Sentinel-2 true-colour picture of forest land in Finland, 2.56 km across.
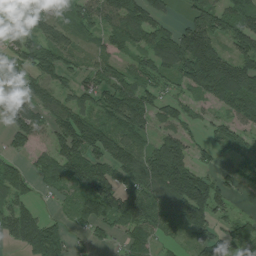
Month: July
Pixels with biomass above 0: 75%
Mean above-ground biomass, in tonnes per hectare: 84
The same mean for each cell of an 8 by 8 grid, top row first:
12 62 67 98 114 22 99 89
76 116 45 55 79 153 165 93
39 78 56 88 62 62 192 148
80 81 100 121 121 66 27 115
51 52 145 108 65 108 32 46
100 70 105 92 120 180 56 44
94 11 68 115 134 111 137 12
83 159 19 30 74 28 96 78
